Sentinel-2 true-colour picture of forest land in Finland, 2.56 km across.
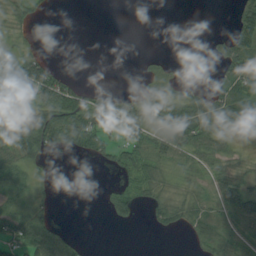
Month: August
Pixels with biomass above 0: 51%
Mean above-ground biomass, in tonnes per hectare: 36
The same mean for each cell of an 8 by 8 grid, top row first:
33 6 0 0 0 0 0 64
19 5 0 0 0 0 10 78
56 124 18 0 14 28 8 73
80 94 87 65 52 72 74 88
83 72 52 39 55 78 58 13
56 10 0 10 60 23 39 37
41 21 0 41 20 46 20 54
60 76 17 0 0 1 33 21
